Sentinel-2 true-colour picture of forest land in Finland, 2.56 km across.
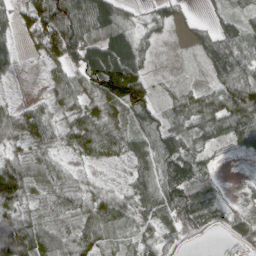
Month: April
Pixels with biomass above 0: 85%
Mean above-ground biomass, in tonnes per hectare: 60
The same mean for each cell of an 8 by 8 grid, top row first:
45 119 99 98 18 37 19 31
34 73 92 122 42 2 70 80
12 31 69 148 71 9 28 88
42 44 57 72 63 42 91 149
35 50 63 59 73 79 44 52
116 62 17 4 69 114 42 2
77 54 50 63 49 110 92 24
154 76 66 44 43 36 3 28
